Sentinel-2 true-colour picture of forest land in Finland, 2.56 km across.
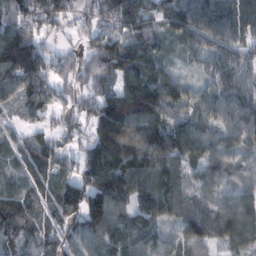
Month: February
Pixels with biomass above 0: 92%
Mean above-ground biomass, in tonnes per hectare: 92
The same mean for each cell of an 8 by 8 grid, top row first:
79 104 52 92 99 103 105 98
203 49 37 107 109 40 65 68
112 102 69 87 124 67 48 79
37 64 65 158 159 65 68 83
52 48 56 220 140 137 87 76
60 73 110 171 106 107 70 51
93 78 132 138 64 110 83 113
83 97 100 116 69 62 93 102
